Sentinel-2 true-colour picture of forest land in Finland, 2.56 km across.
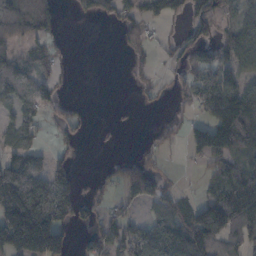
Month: November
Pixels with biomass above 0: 54%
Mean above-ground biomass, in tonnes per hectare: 67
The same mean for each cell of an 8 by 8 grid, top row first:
106 80 22 56 60 50 63 41
54 53 0 1 27 21 71 103
107 53 0 0 14 32 87 71
39 27 22 1 4 11 54 130
56 13 19 1 5 10 142 98
154 127 16 33 124 14 39 68
181 209 60 34 41 80 93 135
215 242 19 82 155 186 126 70
